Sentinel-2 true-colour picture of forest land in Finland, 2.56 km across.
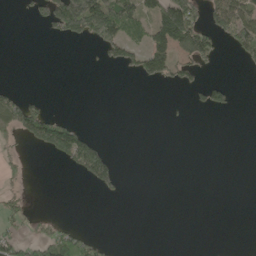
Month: May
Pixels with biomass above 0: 22%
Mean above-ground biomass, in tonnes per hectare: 39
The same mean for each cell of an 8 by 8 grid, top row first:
4 90 233 176 95 206 77 138
0 0 2 70 94 126 101 77
1 0 0 0 42 48 26 1
130 53 0 0 0 1 23 3
24 111 146 9 0 0 0 0
22 0 32 75 0 0 0 0
42 1 0 0 0 0 0 0
57 73 62 10 0 0 0 0
